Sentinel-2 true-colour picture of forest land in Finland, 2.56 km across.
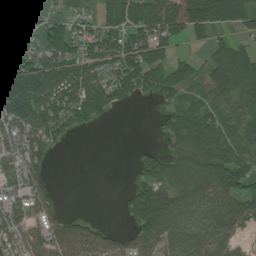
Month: July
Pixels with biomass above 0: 71%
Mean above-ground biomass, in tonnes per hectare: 75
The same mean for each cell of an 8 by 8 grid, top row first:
70 48 52 96 124 127 116 107
65 93 86 98 125 40 43 64
107 133 138 102 113 95 67 124
124 133 128 44 0 63 53 69
84 85 1 0 7 47 87 52
80 40 0 0 63 78 90 110
74 63 0 0 146 93 93 82
64 83 100 52 78 81 86 33
